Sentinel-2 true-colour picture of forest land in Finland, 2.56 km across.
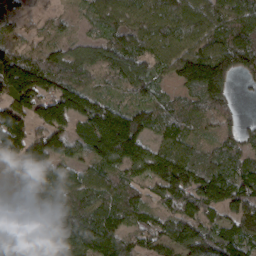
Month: March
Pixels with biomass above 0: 90%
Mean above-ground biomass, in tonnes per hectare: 106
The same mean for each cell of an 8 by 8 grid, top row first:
48 30 45 96 95 108 124 130
81 78 74 109 107 101 121 164
195 129 84 55 118 79 175 44
138 132 123 113 91 82 73 36
129 126 82 212 100 96 54 93
88 112 80 90 96 164 121 123
71 91 127 90 75 105 104 134
130 114 173 147 83 123 129 110
